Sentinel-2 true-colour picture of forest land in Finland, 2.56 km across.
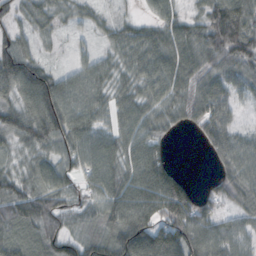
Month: October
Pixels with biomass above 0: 88%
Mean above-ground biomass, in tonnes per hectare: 73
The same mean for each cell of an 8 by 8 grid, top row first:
47 54 36 25 24 46 86 101
84 17 17 44 88 94 98 119
129 86 69 60 77 100 73 59
81 130 95 58 70 59 94 32
47 76 88 76 83 8 50 59
55 71 64 94 99 49 12 80
65 97 66 101 110 125 55 51
62 79 62 98 128 137 98 59
